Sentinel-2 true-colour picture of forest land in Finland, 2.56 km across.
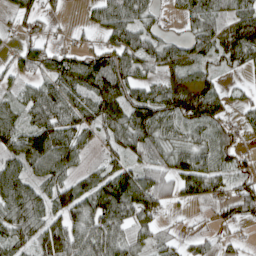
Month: April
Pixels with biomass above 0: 77%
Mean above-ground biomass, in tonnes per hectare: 73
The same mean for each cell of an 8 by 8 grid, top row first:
43 31 9 106 61 28 94 84
33 53 36 78 88 57 70 133
37 79 113 131 62 59 53 12
57 93 85 102 125 97 87 29
105 135 78 62 89 64 76 39
101 89 54 104 92 93 112 48
100 77 94 124 99 25 26 74
75 115 90 97 56 33 30 15
